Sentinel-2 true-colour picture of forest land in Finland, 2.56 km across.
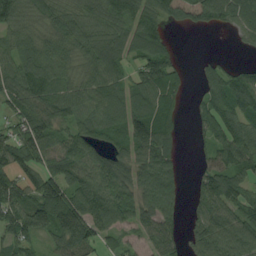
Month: August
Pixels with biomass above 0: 82%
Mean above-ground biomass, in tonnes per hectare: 83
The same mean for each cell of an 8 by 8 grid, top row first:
86 85 104 110 97 105 108 84
82 102 96 94 89 23 1 13
95 106 76 76 89 60 61 94
66 87 74 91 102 46 76 101
104 103 92 62 112 45 50 107
73 102 89 99 108 77 69 78
105 136 117 100 91 56 87 76
75 54 107 37 45 45 113 120
